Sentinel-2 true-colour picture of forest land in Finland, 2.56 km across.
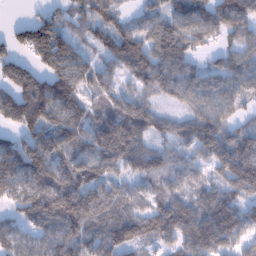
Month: January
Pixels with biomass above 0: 87%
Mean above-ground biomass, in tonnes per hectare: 94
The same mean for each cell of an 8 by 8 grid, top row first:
2 51 75 77 49 79 90 96
61 140 53 106 114 112 38 80
108 107 118 60 92 97 70 101
129 145 121 116 110 39 103 50
64 124 100 171 75 54 107 95
115 119 116 75 85 71 53 138
67 150 182 119 70 116 116 93
71 77 115 120 77 79 138 70
